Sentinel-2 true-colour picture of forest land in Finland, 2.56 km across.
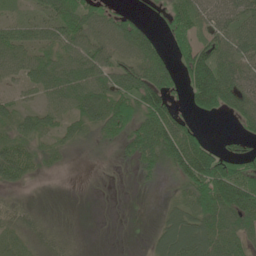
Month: June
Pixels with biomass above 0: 74%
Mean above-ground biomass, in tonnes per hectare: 50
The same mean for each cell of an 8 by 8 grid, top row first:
20 53 80 42 13 75 46 50
62 45 58 53 70 52 57 56
27 64 78 61 86 51 131 62
37 49 60 79 92 54 48 49
52 27 21 28 93 113 64 26
48 9 1 5 24 41 140 111
25 6 2 2 3 39 88 115
26 26 6 1 5 88 75 56
